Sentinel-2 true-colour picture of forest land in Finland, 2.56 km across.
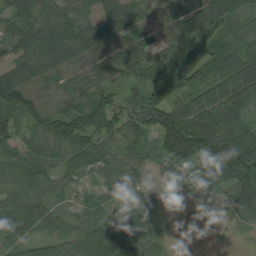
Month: August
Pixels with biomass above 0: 91%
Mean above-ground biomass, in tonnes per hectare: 64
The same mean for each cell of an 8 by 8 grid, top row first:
60 61 51 80 35 77 105 65
43 61 84 88 63 80 86 58
76 53 50 45 61 103 57 93
84 73 106 91 98 83 76 73
52 68 94 52 46 120 110 126
34 44 45 38 30 41 107 109
49 44 28 38 67 7 12 65
47 49 73 95 65 7 6 14
